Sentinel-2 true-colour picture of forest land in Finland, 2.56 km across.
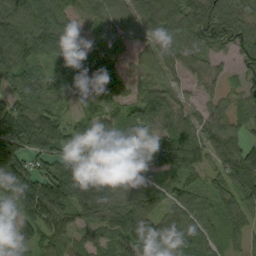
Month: September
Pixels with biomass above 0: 90%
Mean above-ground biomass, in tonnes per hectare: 90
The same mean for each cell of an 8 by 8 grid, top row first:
103 110 64 77 80 87 106 83
109 85 79 48 57 83 81 61
85 68 133 122 69 49 37 43
114 77 49 67 117 65 49 57
169 129 78 111 114 116 64 46
164 129 216 147 78 76 42 53
77 158 151 114 127 81 56 69
71 88 49 93 143 109 68 45
